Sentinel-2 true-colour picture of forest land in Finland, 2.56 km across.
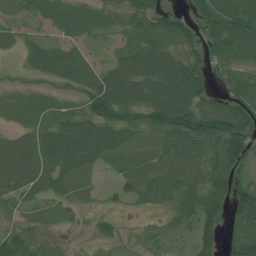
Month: July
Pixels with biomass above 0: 84%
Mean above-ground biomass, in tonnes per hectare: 52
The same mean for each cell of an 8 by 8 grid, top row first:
23 37 51 31 55 43 84 98
24 45 34 18 59 49 63 72
11 24 50 72 72 89 50 51
31 34 50 80 61 102 92 93
52 64 85 61 29 64 64 100
69 64 46 16 49 72 66 55
27 26 26 13 20 50 76 89
53 12 4 28 24 25 67 110
